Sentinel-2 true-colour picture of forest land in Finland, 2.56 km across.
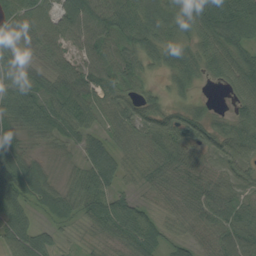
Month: August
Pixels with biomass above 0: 92%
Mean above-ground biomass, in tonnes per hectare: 57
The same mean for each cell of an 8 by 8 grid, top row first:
72 52 86 82 67 78 107 104
41 56 44 43 56 49 60 69
70 44 69 64 26 49 23 71
91 72 62 49 74 50 31 44
67 37 37 38 49 88 57 61
110 41 46 45 35 61 48 42
76 49 53 79 38 35 58 51
86 40 11 41 63 39 38 80
